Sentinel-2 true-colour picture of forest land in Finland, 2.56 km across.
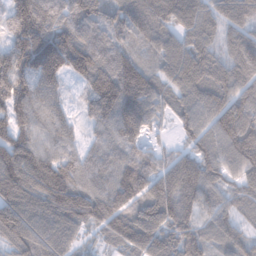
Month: January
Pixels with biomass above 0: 96%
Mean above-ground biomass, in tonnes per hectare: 114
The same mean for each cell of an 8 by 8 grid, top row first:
143 140 132 88 111 112 94 74
147 203 156 94 55 109 102 102
196 144 84 189 125 109 122 124
141 111 56 167 131 78 130 153
139 101 71 93 65 39 92 183
149 153 116 103 114 117 103 88
145 114 123 127 132 133 69 73
101 112 46 69 136 125 70 75
